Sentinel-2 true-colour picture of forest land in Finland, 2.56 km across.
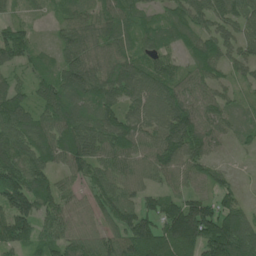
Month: June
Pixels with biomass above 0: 92%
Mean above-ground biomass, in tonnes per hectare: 86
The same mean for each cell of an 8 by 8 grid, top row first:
27 23 68 76 49 57 86 72
111 28 105 75 61 45 74 66
43 70 132 116 110 82 71 39
128 97 88 91 95 139 87 30
124 92 129 107 85 126 80 22
140 94 67 90 76 78 64 11
144 97 56 91 85 112 103 73
114 74 79 76 134 128 146 147
